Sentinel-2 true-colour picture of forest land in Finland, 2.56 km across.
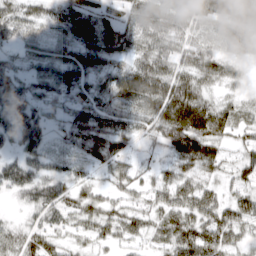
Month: March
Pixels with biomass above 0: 89%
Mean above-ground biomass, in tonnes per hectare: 49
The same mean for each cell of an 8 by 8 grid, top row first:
50 42 69 34 58 54 55 77
31 50 60 60 45 38 35 39
60 68 44 43 69 64 44 19
106 45 39 43 42 94 71 27
59 44 41 70 15 64 65 31
77 65 36 40 22 43 30 31
14 70 54 39 35 57 60 50
41 47 23 33 32 65 72 36
